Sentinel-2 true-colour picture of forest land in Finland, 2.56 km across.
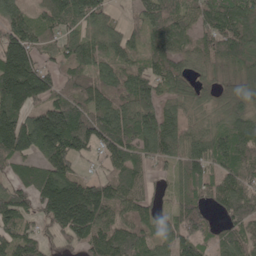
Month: May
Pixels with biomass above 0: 88%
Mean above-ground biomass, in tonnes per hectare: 113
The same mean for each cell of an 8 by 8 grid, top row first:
148 111 118 43 85 105 106 126
195 78 108 92 81 102 80 120
262 111 80 81 106 100 47 79
176 159 132 131 121 79 72 132
185 201 140 131 108 107 107 133
82 161 89 85 70 59 98 122
139 155 258 122 72 70 61 116
131 55 109 157 100 110 52 107
